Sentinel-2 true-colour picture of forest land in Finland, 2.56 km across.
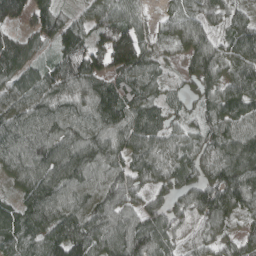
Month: April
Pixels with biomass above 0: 95%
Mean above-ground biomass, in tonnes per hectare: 94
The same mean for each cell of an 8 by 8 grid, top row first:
79 104 48 85 41 58 77 57
115 48 117 205 104 57 104 104
92 105 123 104 93 35 87 105
105 103 81 126 109 48 75 108
106 114 113 104 101 72 75 112
80 123 108 93 85 91 83 123
78 140 94 93 73 60 147 88
93 110 135 109 118 67 64 73
